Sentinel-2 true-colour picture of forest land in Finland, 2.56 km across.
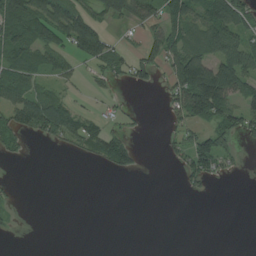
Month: August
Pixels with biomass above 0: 43%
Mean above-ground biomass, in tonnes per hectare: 41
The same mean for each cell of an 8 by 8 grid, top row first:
102 115 84 70 56 56 71 71
91 69 95 54 35 64 92 77
82 31 15 33 28 85 166 93
73 111 42 12 5 46 133 69
29 19 42 76 2 34 82 29
1 0 0 11 4 9 57 8
12 0 0 0 0 0 0 0
2 0 0 0 0 0 0 0
